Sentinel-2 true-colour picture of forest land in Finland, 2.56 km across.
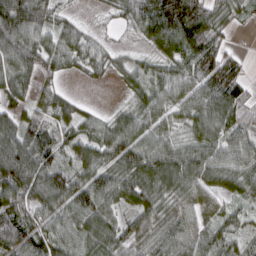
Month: March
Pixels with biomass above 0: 88%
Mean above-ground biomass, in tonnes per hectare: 64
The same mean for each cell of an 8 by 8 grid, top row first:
110 53 15 18 94 162 83 34
86 61 56 21 20 79 90 10
68 28 10 17 52 78 87 56
54 61 32 23 63 48 96 67
98 70 57 77 76 55 79 75
106 84 61 70 83 86 72 76
86 58 78 65 64 56 48 32
82 68 78 75 65 72 64 32
